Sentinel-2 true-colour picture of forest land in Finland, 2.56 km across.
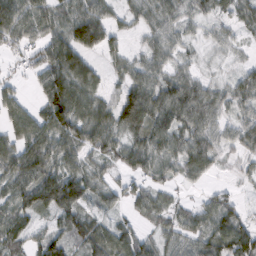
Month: February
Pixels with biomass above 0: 83%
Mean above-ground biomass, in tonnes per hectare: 62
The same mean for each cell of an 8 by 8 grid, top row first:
112 71 109 48 44 43 38 52
50 81 111 48 36 38 21 18
23 87 94 26 70 64 29 50
64 99 89 71 111 91 72 46
70 82 82 66 70 67 68 44
81 94 71 30 52 41 31 19
74 69 70 37 51 40 56 39
61 70 61 76 39 45 84 114
